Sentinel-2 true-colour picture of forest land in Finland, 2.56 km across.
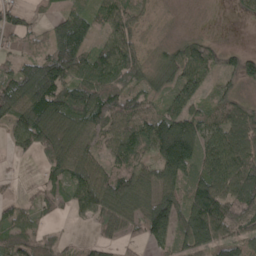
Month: April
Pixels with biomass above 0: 81%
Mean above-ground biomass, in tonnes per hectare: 80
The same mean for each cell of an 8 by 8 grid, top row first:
63 36 92 88 42 3 2 15
41 85 118 87 41 55 52 26
124 157 103 101 65 74 50 57
117 150 130 97 71 85 63 72
55 94 91 66 86 211 89 115
10 42 91 97 92 119 109 126
61 48 59 102 108 111 152 100
99 59 14 37 58 79 114 69
